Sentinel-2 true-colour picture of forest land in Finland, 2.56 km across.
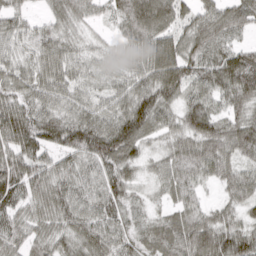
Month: March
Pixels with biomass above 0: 94%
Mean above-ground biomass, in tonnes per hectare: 66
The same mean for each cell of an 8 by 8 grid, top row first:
40 32 46 40 119 65 59 65
46 65 36 29 78 89 77 49
55 68 47 43 66 102 71 122
83 72 65 68 111 55 86 61
80 74 98 113 55 51 89 84
86 66 53 65 31 61 47 55
56 72 62 56 24 41 36 46
52 61 85 67 49 81 108 95
